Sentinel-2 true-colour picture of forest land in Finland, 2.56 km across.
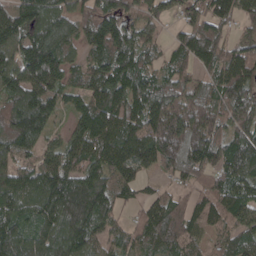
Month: April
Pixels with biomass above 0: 91%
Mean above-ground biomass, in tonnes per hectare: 118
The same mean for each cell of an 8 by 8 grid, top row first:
120 164 108 142 103 50 115 75
130 210 87 172 104 72 147 82
126 144 68 162 115 98 78 122
127 115 94 143 130 167 150 144
119 60 111 126 136 218 164 143
129 128 137 103 50 67 84 129
129 146 214 101 71 106 87 125
131 129 147 61 86 118 46 91
